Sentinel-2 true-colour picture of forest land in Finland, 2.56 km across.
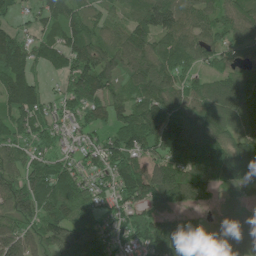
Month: June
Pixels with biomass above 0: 86%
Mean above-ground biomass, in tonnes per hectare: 87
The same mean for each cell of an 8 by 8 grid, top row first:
35 83 78 54 104 106 73 75
116 66 117 93 94 94 81 62
130 28 115 83 97 78 51 80
99 58 62 69 88 94 86 104
71 48 48 74 81 120 134 100
80 95 73 88 112 121 132 114
90 85 95 62 73 82 52 54
102 87 137 68 87 130 96 108
